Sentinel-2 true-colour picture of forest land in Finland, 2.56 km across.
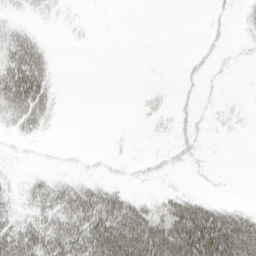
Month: April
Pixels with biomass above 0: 36%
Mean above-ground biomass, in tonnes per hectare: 20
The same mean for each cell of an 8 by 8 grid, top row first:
6 4 1 0 0 0 4 6
37 10 1 0 0 0 8 4
61 24 0 0 0 3 7 0
36 21 0 0 5 10 5 3
5 3 1 2 1 13 4 0
5 12 8 5 7 4 3 0
17 37 52 55 34 53 47 20
57 49 55 77 84 87 101 103
